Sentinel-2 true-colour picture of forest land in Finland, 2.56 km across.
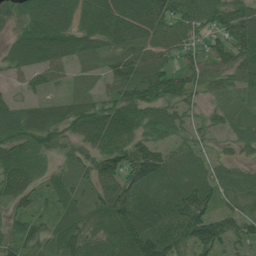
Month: July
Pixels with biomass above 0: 90%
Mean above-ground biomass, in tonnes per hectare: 64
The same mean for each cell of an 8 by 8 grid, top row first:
46 113 71 98 105 77 70 75
66 107 68 51 60 44 38 73
17 39 17 43 80 65 60 47
49 52 68 81 72 50 21 28
53 46 49 78 64 35 25 32
74 26 37 99 108 64 55 42
41 34 48 113 104 101 74 57
58 58 75 78 131 81 118 64
